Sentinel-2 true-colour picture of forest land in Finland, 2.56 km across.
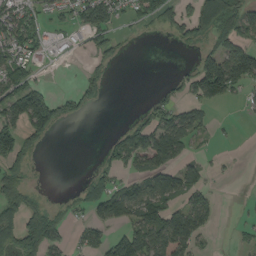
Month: August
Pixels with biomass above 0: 46%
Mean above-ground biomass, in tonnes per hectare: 56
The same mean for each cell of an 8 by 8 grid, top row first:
79 34 68 73 58 67 124 107
76 36 18 46 1 12 53 88
84 14 29 12 0 26 138 109
119 147 35 0 26 63 24 6
116 27 0 29 97 109 8 2
72 0 7 47 59 80 26 2
68 61 41 94 120 62 69 4
66 112 30 58 118 180 18 11
